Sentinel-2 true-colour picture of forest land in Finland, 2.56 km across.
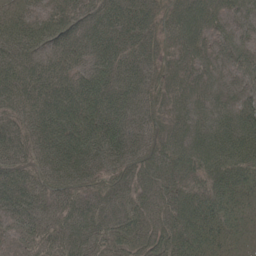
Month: May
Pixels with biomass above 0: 98%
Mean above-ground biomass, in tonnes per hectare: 65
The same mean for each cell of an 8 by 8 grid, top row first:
42 43 54 73 75 71 73 49
82 63 49 63 63 57 46 54
84 84 50 65 61 51 54 39
67 105 75 71 53 51 69 64
68 115 89 81 55 69 88 98
70 75 66 55 59 60 74 88
65 52 49 45 45 66 92 87
30 49 53 46 51 74 83 65
